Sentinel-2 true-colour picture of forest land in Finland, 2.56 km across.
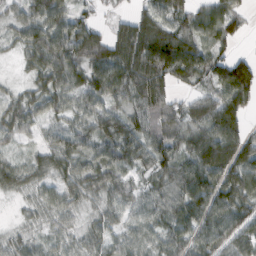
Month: February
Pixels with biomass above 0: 90%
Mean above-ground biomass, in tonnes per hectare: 64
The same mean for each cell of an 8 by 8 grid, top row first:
39 88 38 15 60 69 58 50
25 97 71 70 127 122 54 12
14 63 65 97 115 68 52 127
58 47 57 64 81 55 77 80
24 39 59 80 75 72 120 92
54 40 67 61 37 83 110 85
9 46 33 45 57 76 106 80
31 33 40 44 49 65 75 69
